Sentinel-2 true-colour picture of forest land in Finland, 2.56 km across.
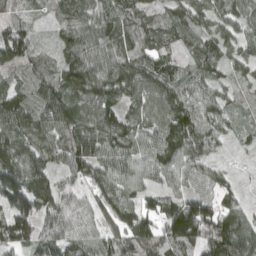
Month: April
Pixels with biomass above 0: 92%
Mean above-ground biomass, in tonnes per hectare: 86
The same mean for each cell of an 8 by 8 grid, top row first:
27 23 68 76 49 57 86 72
111 28 105 75 61 45 74 66
43 70 132 116 110 82 71 39
128 97 88 91 95 139 87 30
124 92 129 107 85 126 80 22
140 94 67 90 76 78 64 11
144 97 56 91 85 112 103 73
114 74 79 76 134 128 146 147
